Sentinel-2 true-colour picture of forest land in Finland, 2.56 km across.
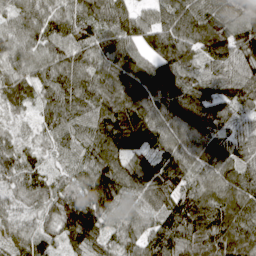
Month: April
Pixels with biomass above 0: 98%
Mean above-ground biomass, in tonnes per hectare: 97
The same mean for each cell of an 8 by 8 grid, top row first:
87 100 102 67 37 114 115 85
85 93 102 96 70 133 105 110
97 89 96 94 115 122 90 100
53 82 92 129 130 126 117 71
68 52 93 138 124 98 92 87
87 61 78 138 131 119 88 100
49 66 145 113 92 105 113 112
63 60 112 70 95 119 115 112
